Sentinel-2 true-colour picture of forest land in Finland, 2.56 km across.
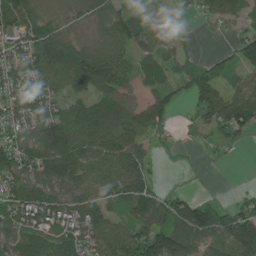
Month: June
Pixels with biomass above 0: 80%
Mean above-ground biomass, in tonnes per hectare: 83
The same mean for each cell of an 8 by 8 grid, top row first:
101 61 35 75 57 28 48 51
87 149 64 62 68 29 2 100
100 102 97 116 68 42 118 48
98 96 79 117 95 31 105 133
98 139 122 137 71 32 26 22
127 119 88 84 99 2 1 0
115 127 109 64 107 97 81 76
95 109 76 103 148 135 91 169
